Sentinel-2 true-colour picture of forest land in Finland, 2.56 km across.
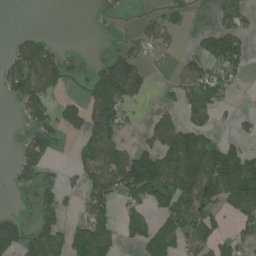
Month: July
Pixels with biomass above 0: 48%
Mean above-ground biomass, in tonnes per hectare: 63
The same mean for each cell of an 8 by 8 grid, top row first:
0 0 0 7 20 38 12 54
55 60 5 14 55 19 64 75
103 98 23 181 69 31 94 22
18 66 82 125 11 53 67 15
20 71 48 89 41 159 101 36
38 31 57 120 170 133 131 151
4 74 38 58 64 96 80 73
96 95 77 67 79 73 82 44
